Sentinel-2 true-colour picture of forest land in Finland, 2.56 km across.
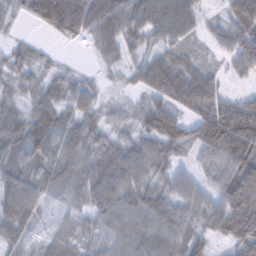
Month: February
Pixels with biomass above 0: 91%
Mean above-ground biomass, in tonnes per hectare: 65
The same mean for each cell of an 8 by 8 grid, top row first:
25 93 116 94 74 81 27 92
33 12 7 54 50 52 22 74
51 47 35 16 69 119 72 24
48 71 57 29 62 73 97 100
70 67 67 59 70 79 100 132
79 64 63 105 77 54 41 110
111 27 44 75 84 74 74 113
54 36 51 40 62 69 54 84
